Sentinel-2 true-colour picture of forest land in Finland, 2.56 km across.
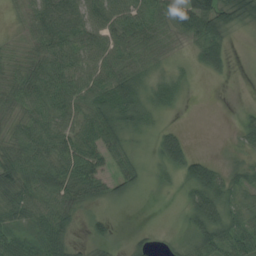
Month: August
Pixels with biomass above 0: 79%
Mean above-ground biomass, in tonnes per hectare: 39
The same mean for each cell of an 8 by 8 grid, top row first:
9 51 45 53 51 55 105 56
12 51 50 53 52 17 69 1
43 57 49 63 39 23 9 0
33 51 48 67 46 9 0 11
41 52 60 48 16 52 0 24
57 54 60 39 26 27 77 37
50 50 28 12 1 6 77 39
46 61 8 25 16 16 58 48
